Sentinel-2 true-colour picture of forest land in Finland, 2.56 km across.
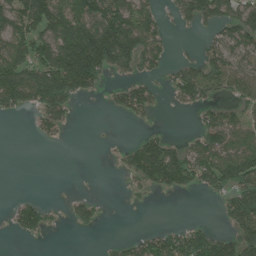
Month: June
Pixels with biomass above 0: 50%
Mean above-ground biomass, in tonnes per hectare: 68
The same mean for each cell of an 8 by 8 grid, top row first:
98 156 141 166 91 41 92 118
105 117 226 194 122 13 50 79
149 148 164 27 57 66 103 83
42 93 7 24 56 6 46 56
0 9 0 4 78 39 105 96
0 0 0 2 83 119 97 116
47 33 47 1 5 0 0 142
11 7 0 14 59 98 109 123
